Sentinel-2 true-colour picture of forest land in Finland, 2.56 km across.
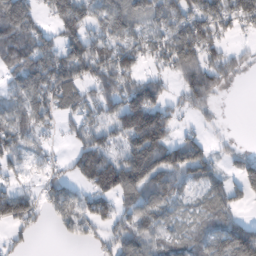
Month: February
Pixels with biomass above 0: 71%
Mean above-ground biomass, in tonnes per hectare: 85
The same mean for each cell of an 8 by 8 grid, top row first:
146 55 130 126 88 125 145 117
128 88 142 126 92 141 109 28
76 132 103 123 85 55 139 26
75 86 74 97 237 48 44 0
79 19 73 77 183 91 45 20
29 25 72 139 127 92 72 60
110 43 81 72 94 51 60 29
28 0 36 61 78 49 86 182
